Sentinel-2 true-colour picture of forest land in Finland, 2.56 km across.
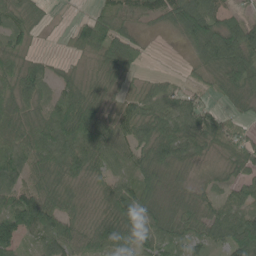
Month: June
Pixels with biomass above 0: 86%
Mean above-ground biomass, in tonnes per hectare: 59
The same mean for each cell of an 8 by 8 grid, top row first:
50 21 16 75 39 73 87 41
46 2 47 93 35 3 84 128
75 40 33 40 18 14 33 77
59 53 94 36 67 70 57 26
65 82 98 77 65 86 55 55
62 59 53 55 69 54 22 42
92 81 33 67 99 60 52 68
73 68 64 87 79 61 56 109
